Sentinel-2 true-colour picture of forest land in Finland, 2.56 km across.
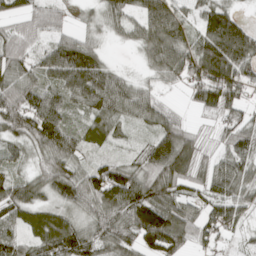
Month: April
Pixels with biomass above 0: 89%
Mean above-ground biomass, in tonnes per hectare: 73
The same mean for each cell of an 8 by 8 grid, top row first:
49 63 20 53 75 80 69 36
77 68 95 10 55 89 99 118
84 63 108 70 28 45 127 91
120 117 41 78 72 33 52 59
52 100 67 42 45 119 37 83
49 74 72 112 92 104 70 75
86 65 55 96 125 88 62 64
60 99 86 82 93 99 56 25
